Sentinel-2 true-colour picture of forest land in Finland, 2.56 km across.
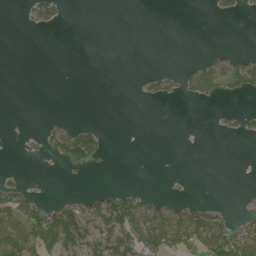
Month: July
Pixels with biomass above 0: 24%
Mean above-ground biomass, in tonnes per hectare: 19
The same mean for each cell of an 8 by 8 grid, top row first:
1 33 0 0 0 0 2 9
0 0 0 0 0 0 2 2
0 0 0 0 13 22 56 50
0 0 0 0 0 0 0 15
1 26 92 2 0 0 0 1
6 0 2 1 0 2 0 0
63 46 40 69 57 32 38 7
59 83 68 59 69 55 82 71
